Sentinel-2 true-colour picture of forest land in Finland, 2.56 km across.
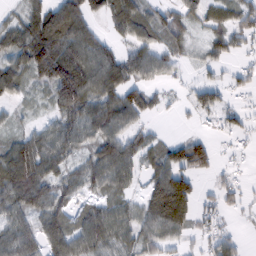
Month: February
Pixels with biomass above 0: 75%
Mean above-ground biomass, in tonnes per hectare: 60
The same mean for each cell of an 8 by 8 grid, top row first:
29 95 89 69 65 55 48 63
71 139 111 40 66 39 39 36
61 86 134 93 59 23 15 34
19 26 86 85 61 10 16 40
56 67 52 84 50 50 50 15
116 76 56 76 42 111 32 19
77 77 38 60 74 153 28 23
91 78 76 60 64 42 35 22
